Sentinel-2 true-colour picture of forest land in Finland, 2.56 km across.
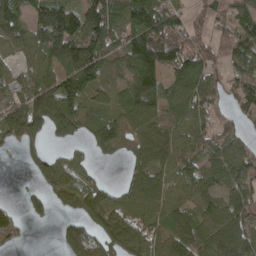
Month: April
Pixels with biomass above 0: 79%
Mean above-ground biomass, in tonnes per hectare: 86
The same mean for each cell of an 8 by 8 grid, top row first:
118 150 125 119 173 69 65 62
65 118 147 87 204 128 67 104
53 83 175 39 179 91 83 79
89 143 95 67 141 61 75 58
55 45 32 96 80 68 70 64
1 89 54 2 103 73 73 87
21 48 72 81 65 76 74 105
38 0 160 107 94 84 95 110
